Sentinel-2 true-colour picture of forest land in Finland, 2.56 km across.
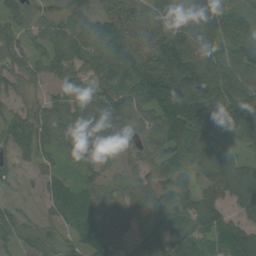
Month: August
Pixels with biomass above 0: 91%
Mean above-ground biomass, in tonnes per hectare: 71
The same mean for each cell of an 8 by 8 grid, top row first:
48 44 48 68 86 87 113 84
46 52 67 84 75 101 86 80
47 36 48 90 111 121 102 74
44 55 76 92 67 110 110 123
57 48 108 74 65 92 103 66
23 33 36 35 46 107 71 89
31 30 58 66 46 99 98 55
55 49 44 68 46 83 76 112
